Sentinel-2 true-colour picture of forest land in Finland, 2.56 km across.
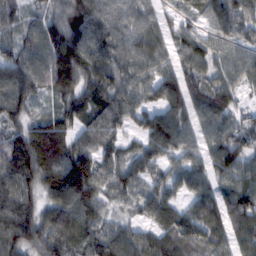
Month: February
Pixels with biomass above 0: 93%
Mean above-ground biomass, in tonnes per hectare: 85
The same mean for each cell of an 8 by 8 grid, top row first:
54 66 119 76 64 43 68 87
72 99 113 93 88 61 93 82
103 84 89 86 73 92 87 74
79 38 80 90 79 80 88 57
92 137 75 72 65 92 74 105
110 101 163 78 70 67 76 107
124 73 106 44 65 62 83 119
100 105 103 100 80 101 85 71
